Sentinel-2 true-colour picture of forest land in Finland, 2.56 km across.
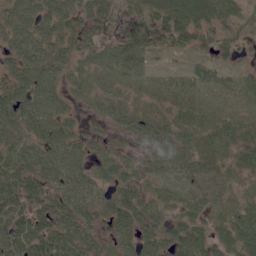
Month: June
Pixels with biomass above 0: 85%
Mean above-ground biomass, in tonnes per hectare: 41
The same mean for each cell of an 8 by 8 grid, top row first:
52 58 49 40 39 63 49 31
45 54 36 21 40 26 28 23
45 56 31 38 39 36 33 25
58 61 21 33 29 36 35 25
47 54 34 18 24 46 36 37
64 46 45 35 26 33 28 21
62 43 56 48 55 29 30 42
68 64 49 39 47 49 45 66
